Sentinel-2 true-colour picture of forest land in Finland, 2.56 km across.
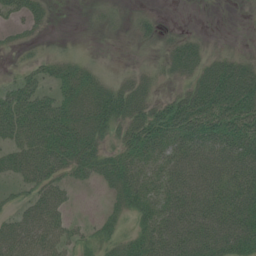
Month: July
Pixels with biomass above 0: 69%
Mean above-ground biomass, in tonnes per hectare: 38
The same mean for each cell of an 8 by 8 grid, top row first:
24 17 2 11 10 0 0 0
11 5 3 1 5 25 13 5
19 28 33 14 21 17 60 66
62 66 36 51 38 69 82 74
45 68 57 20 60 48 59 63
36 54 25 40 41 56 66 64
18 59 4 13 37 62 71 71
59 53 22 22 45 77 80 73
